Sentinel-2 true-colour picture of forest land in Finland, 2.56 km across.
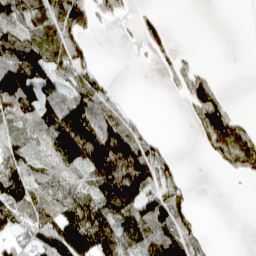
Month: April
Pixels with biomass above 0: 58%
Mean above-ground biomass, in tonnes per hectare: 75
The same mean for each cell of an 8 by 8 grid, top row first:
90 109 104 53 23 0 0 0
128 115 65 0 25 22 0 0
140 80 105 19 0 70 64 0
92 78 155 88 9 0 134 19
77 59 180 215 125 4 53 117
130 73 50 228 195 73 0 41
114 91 108 123 123 108 0 0
60 111 180 100 99 144 28 0
